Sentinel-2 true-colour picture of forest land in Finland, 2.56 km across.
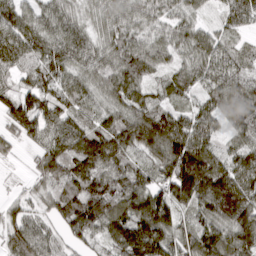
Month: March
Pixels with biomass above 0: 95%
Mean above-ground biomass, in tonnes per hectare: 88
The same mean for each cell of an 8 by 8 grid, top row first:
85 69 56 77 68 60 24 78
97 83 84 77 76 64 74 46
55 73 67 82 71 69 62 77
102 90 72 79 104 84 64 111
34 79 116 136 128 164 87 73
7 84 122 100 68 145 151 99
42 48 140 118 130 91 93 128
109 70 54 87 195 100 133 116
